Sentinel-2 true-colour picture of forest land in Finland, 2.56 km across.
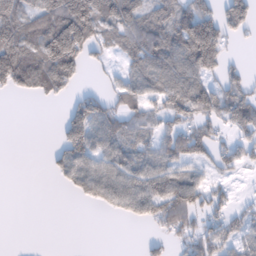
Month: February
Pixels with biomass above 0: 60%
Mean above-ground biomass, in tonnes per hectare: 58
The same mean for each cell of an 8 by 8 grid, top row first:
110 116 157 103 77 80 83 81
127 139 120 42 98 86 164 5
127 119 31 22 83 96 61 42
0 0 67 59 52 58 72 67
0 3 103 71 52 62 57 47
0 12 67 77 72 65 31 13
0 0 6 41 73 94 49 23
0 0 0 0 18 29 66 46
